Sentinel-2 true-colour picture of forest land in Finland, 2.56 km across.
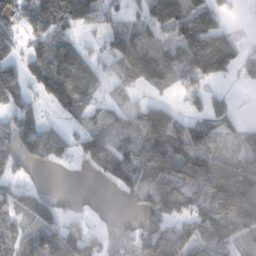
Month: November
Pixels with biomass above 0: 70%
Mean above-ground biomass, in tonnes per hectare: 83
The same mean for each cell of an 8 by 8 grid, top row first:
90 190 141 56 76 125 75 10
56 110 73 83 122 76 118 38
94 151 139 42 63 58 49 27
73 26 82 51 81 44 71 21
79 104 67 92 124 150 109 51
57 2 6 100 119 125 149 139
80 88 13 4 65 87 102 137
91 116 108 44 114 134 106 55
